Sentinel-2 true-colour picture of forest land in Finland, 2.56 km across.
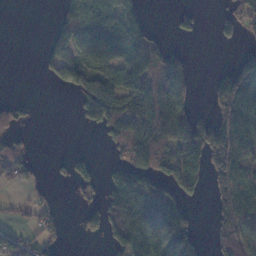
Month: November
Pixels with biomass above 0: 50%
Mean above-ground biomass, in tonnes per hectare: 89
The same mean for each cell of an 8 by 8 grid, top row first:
0 2 136 96 67 29 3 84
0 38 134 164 158 40 0 17
0 23 110 182 162 180 27 198
35 0 40 192 149 180 46 241
37 0 0 56 162 149 189 232
40 9 41 71 114 126 82 131
13 22 27 135 226 138 14 148
44 40 6 65 243 182 29 162
